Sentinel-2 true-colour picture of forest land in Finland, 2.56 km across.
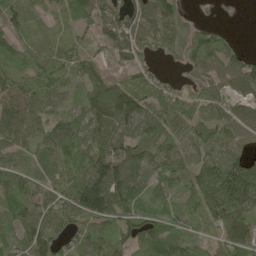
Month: May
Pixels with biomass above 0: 87%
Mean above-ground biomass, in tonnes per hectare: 68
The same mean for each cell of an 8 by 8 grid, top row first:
52 25 54 81 100 71 7 4
59 43 36 77 64 57 125 28
64 81 50 55 63 29 68 80
90 54 51 125 66 87 72 57
57 48 88 88 86 61 69 47
42 34 86 133 62 63 94 151
63 66 117 117 67 52 84 94
58 83 65 59 74 67 47 75
